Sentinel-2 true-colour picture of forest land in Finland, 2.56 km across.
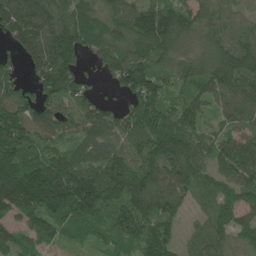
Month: June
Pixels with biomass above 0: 90%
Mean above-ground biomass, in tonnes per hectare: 104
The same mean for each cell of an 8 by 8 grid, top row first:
147 109 99 105 121 112 89 55
72 149 107 110 121 110 100 130
54 143 85 60 148 73 111 140
126 118 86 61 130 87 55 98
161 78 71 60 96 150 72 100
161 187 138 128 118 142 88 107
138 151 140 101 117 74 88 108
56 64 34 54 113 58 104 61
